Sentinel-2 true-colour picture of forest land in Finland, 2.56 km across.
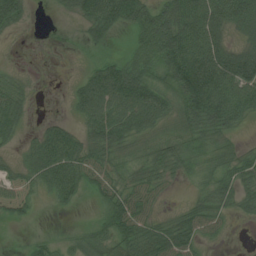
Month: July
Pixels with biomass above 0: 76%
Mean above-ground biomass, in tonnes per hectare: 52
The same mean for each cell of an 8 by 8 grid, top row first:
65 3 57 98 81 93 91 83
5 6 13 15 67 109 97 57
34 4 35 91 79 90 120 105
53 6 46 80 99 56 104 68
23 76 56 68 31 38 37 19
46 72 71 50 39 24 34 60
62 8 10 59 47 19 49 31
4 22 31 52 76 81 24 2
